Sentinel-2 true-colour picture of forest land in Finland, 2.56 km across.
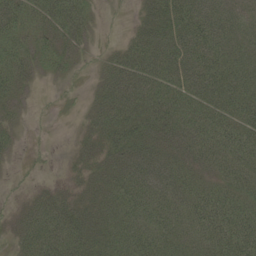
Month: June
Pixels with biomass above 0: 82%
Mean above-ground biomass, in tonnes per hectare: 47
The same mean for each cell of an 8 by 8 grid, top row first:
62 57 54 3 31 77 73 47
52 39 22 12 58 61 73 53
47 9 7 49 71 61 70 68
14 4 7 60 59 62 63 65
14 3 17 43 54 51 73 79
4 3 21 44 64 54 40 60
14 57 41 47 64 59 83 66
24 73 64 51 60 56 64 86
